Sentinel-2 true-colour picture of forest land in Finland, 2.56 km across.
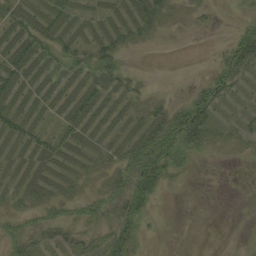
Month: September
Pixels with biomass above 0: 60%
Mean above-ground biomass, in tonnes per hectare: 22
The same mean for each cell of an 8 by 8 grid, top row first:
28 35 16 18 34 6 7 8
37 33 29 30 6 0 1 47
37 26 32 32 6 0 25 21
30 19 40 23 20 38 37 9
27 39 35 22 47 62 23 13
19 27 18 24 57 16 0 0
18 28 20 26 36 0 0 0
30 16 17 50 15 0 0 0
